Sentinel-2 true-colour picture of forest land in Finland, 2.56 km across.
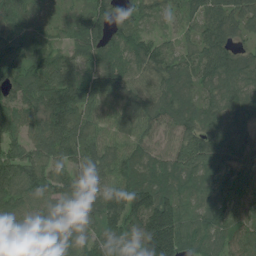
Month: July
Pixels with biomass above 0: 96%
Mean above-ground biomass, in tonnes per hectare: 94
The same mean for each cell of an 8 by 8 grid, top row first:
86 27 49 108 55 44 93 99
118 53 86 97 91 47 93 66
91 127 108 116 86 106 83 104
92 140 132 81 112 103 84 92
74 121 137 89 86 79 118 99
115 120 97 102 109 103 87 96
79 69 92 111 150 119 82 72
59 62 91 95 151 148 74 89
